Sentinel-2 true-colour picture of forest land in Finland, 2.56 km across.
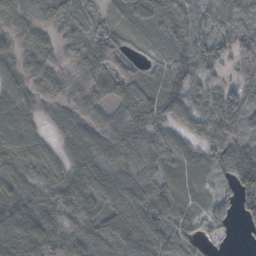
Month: October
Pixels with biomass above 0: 91%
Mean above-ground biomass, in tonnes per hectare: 59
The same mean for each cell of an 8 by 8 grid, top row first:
50 40 53 28 50 64 37 60
29 32 68 112 21 50 60 67
41 48 37 102 45 60 37 41
64 22 52 64 92 62 48 98
57 28 48 69 80 25 41 87
42 40 71 60 75 30 25 112
64 72 87 70 87 58 47 66
94 86 68 106 111 74 35 9
